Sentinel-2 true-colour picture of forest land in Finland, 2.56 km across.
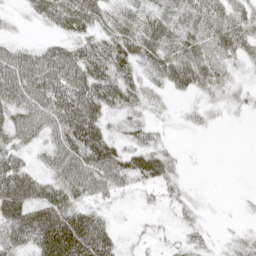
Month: April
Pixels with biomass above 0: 75%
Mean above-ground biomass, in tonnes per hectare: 37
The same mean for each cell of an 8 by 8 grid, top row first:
13 37 51 34 40 41 47 33
28 31 40 53 47 46 38 37
68 66 66 59 38 40 41 18
59 69 79 40 38 10 23 13
42 42 73 44 48 7 0 0
54 35 68 58 45 25 0 0
58 55 40 15 8 22 5 3
55 67 72 30 13 15 21 19
